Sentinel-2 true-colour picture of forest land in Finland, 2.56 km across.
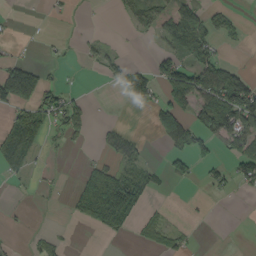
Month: September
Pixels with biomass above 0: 34%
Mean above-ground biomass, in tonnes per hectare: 35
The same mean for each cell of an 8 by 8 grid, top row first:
2 4 2 3 41 62 39 11
6 6 13 12 1 49 56 6
153 27 3 16 60 92 85 68
51 62 35 1 6 89 100 153
97 24 8 33 14 52 46 52
18 7 22 69 49 38 21 45
2 2 73 166 36 1 1 0
2 21 1 6 22 28 0 0
